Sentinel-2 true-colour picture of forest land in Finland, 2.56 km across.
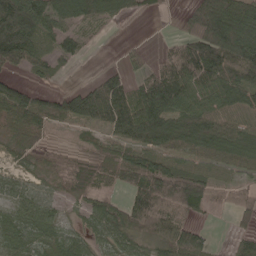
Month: May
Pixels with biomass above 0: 78%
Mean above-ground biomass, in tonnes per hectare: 67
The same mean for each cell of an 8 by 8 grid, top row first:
156 92 73 48 17 17 144 99
148 43 38 0 18 53 152 131
40 22 4 56 64 116 98 84
96 69 91 126 108 91 72 57
36 26 19 54 81 71 76 70
31 25 57 36 107 109 52 28
55 48 29 51 123 115 31 51
80 59 53 61 58 96 36 37
